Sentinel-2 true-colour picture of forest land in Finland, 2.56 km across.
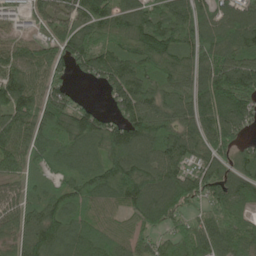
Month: June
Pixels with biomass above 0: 91%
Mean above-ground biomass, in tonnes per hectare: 116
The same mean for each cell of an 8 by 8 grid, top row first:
38 95 114 130 133 148 95 137
83 90 142 121 152 145 149 150
132 100 30 127 108 105 155 175
146 125 112 78 146 111 147 152
99 102 114 142 139 143 135 86
65 62 107 138 151 131 133 108
77 106 96 71 156 122 96 113
82 146 112 83 59 120 143 120
